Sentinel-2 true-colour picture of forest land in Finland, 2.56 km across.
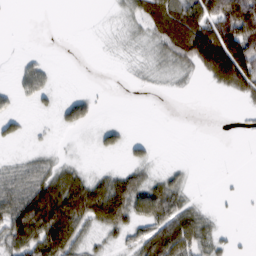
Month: February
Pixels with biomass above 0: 50%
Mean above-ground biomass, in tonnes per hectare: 39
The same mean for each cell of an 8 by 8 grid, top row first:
0 0 0 4 55 79 109 218
1 1 0 5 10 79 217 182
16 22 0 1 9 12 43 135
14 8 56 1 0 0 0 8
10 4 2 25 18 0 0 2
37 45 31 40 33 18 0 2
86 119 100 109 65 65 10 5
62 97 39 14 57 89 38 4
